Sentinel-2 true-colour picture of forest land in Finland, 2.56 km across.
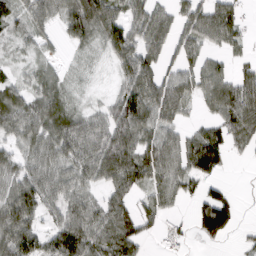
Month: March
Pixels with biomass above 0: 77%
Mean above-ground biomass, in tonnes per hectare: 67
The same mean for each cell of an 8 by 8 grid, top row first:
44 63 109 82 71 61 104 48
25 23 35 77 86 53 50 32
34 48 22 20 97 71 71 67
77 81 42 69 112 74 30 97
53 70 97 110 92 72 116 31
73 81 72 98 90 81 60 1
118 67 82 83 52 24 70 16
143 78 127 108 50 33 27 13
